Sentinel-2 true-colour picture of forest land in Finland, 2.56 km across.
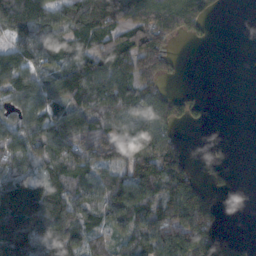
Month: November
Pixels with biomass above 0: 71%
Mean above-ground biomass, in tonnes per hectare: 91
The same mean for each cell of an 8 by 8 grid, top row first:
133 116 137 123 110 134 61 0
81 115 88 103 132 23 4 0
109 96 137 128 93 14 0 0
76 94 108 134 93 83 22 0
96 140 137 116 137 68 6 0
110 102 82 79 120 120 32 3
231 196 109 123 99 117 113 0
204 181 102 62 101 146 121 29
